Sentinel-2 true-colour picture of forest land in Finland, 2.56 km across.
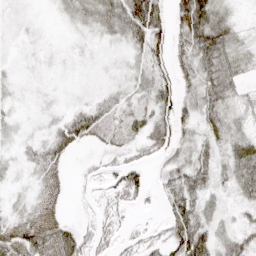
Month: April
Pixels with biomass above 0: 78%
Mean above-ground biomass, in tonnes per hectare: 30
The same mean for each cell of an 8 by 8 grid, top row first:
13 4 29 48 83 50 77 11
10 11 11 14 57 34 72 27
16 11 11 15 28 34 41 24
15 13 37 26 30 39 42 21
16 38 29 14 33 29 23 33
14 14 9 28 28 44 43 55
15 11 3 32 10 60 33 20
24 21 50 32 27 65 55 35
